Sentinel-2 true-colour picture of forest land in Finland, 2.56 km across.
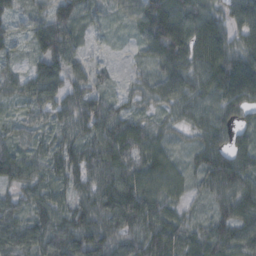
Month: October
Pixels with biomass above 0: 94%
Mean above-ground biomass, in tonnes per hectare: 71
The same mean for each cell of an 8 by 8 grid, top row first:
44 57 70 32 89 97 79 71
33 85 42 11 48 111 125 80
49 90 42 22 47 94 102 123
28 56 80 76 44 56 84 61
53 49 69 107 70 30 73 54
70 58 70 95 77 49 80 96
60 75 70 102 101 50 41 90
87 91 101 85 98 87 85 87
